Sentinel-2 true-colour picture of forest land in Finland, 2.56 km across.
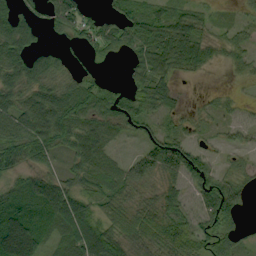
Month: September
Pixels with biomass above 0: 80%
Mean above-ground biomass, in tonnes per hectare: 54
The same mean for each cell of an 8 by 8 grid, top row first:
66 42 62 39 73 62 26 17
94 22 25 40 72 93 48 32
75 68 35 9 62 36 4 14
84 112 76 71 60 26 21 36
83 78 77 38 37 75 21 26
38 51 58 63 58 67 58 39
52 67 100 55 43 60 74 39
105 32 105 82 57 57 44 28
